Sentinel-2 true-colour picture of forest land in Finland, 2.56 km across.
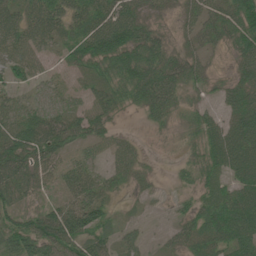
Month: June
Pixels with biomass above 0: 79%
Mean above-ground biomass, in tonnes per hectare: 46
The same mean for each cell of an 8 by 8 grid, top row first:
49 70 53 82 39 18 50 80
55 31 65 97 76 27 28 50
34 20 16 51 81 58 26 35
33 41 36 34 29 28 25 65
63 66 32 36 8 7 61 75
60 35 44 29 16 12 52 61
43 34 81 26 5 10 60 92
70 89 73 34 19 29 52 82
